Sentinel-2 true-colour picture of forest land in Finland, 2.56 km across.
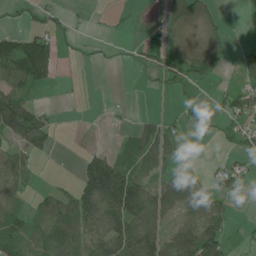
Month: June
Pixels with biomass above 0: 51%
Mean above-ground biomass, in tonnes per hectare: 47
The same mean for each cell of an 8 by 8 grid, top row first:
8 26 7 7 16 68 44 6
100 83 7 3 31 22 32 14
84 47 5 0 7 28 31 31
144 24 1 4 9 12 15 62
50 46 3 15 92 32 2 34
47 3 80 181 64 46 32 38
46 69 99 140 127 77 64 7
68 69 75 99 119 82 111 6
